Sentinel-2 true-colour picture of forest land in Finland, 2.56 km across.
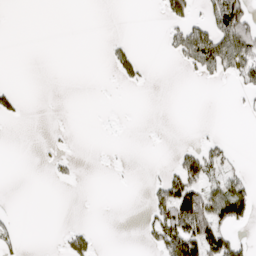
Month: April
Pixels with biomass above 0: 19%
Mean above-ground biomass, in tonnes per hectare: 27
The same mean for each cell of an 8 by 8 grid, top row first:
0 0 0 0 0 59 49 107
0 0 0 23 3 56 134 123
1 0 0 8 22 0 27 45
34 0 0 0 0 0 0 10
0 8 0 1 0 9 40 0
0 10 6 2 4 73 53 36
1 0 0 0 21 157 119 95
30 0 58 0 17 117 142 46
